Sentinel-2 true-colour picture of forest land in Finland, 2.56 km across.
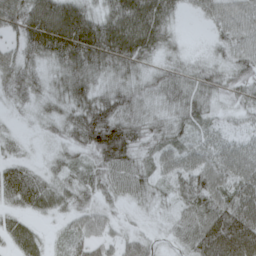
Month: April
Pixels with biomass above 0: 91%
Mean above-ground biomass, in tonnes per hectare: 49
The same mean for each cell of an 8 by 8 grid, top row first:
63 64 66 70 102 26 31 45
36 77 95 96 81 24 17 48
49 31 61 38 36 46 50 57
13 28 62 70 39 40 39 35
19 14 51 113 40 43 43 38
54 31 37 47 35 44 62 62
33 37 36 22 16 31 70 86
44 20 45 34 32 25 100 126
